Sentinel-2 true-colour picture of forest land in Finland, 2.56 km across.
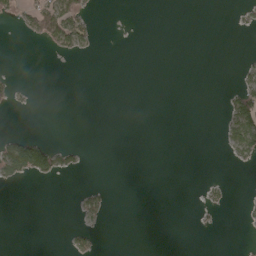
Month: April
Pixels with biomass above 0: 10%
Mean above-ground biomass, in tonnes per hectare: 9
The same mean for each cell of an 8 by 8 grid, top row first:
15 88 51 0 0 0 0 7
0 17 32 0 0 0 0 1
7 0 0 0 0 0 0 15
4 0 0 0 0 0 0 63
65 32 5 0 0 0 0 56
35 33 4 0 0 0 2 0
0 0 19 7 0 0 10 3
0 0 21 0 0 0 0 0
